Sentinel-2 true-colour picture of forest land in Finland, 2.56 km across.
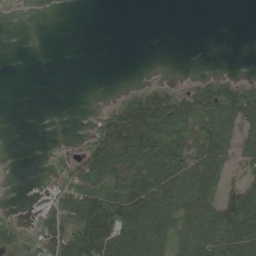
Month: May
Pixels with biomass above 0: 50%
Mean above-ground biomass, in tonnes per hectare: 56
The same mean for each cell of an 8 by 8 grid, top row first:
4 0 0 0 0 0 0 0
0 0 0 0 0 0 0 0
0 0 0 0 10 10 39 34
0 0 1 60 159 129 102 101
0 3 21 129 153 123 121 59
1 12 80 102 131 116 122 34
7 39 98 156 155 114 121 173
58 72 121 140 141 84 132 132
